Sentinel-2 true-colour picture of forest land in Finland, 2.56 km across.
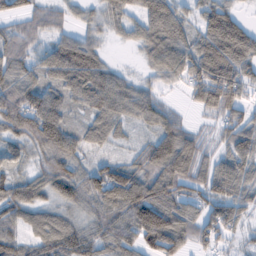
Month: February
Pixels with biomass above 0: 89%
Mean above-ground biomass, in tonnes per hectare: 73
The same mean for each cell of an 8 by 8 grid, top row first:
49 63 20 53 75 80 69 36
77 68 95 10 55 89 99 118
84 63 108 70 28 45 127 91
120 117 41 78 72 33 52 59
52 100 67 42 45 119 37 83
49 74 72 112 92 104 70 75
86 65 55 96 125 88 62 64
60 99 86 82 93 99 56 25
